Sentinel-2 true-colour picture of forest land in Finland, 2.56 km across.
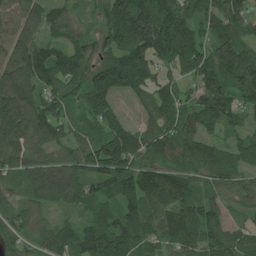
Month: July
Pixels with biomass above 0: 90%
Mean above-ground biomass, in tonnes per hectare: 93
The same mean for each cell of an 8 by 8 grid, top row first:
82 72 34 129 147 117 80 102
100 75 73 102 138 129 87 115
114 111 97 135 105 68 115 125
138 93 50 74 49 100 120 83
112 81 77 142 102 98 80 77
62 110 92 135 105 85 60 73
50 44 60 70 108 114 72 35
62 71 103 136 93 106 87 81
